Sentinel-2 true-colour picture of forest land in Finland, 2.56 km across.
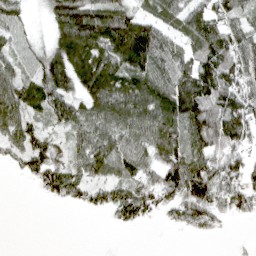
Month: April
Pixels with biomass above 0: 75%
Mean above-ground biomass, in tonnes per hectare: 71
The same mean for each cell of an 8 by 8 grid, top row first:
60 47 128 106 59 57 86 60
57 56 131 125 141 55 94 94
82 114 95 107 98 87 113 101
89 81 70 111 112 123 127 109
66 68 57 85 65 94 108 76
10 84 55 61 62 108 116 78
0 4 24 62 66 61 84 55
0 0 0 0 0 0 11 3
